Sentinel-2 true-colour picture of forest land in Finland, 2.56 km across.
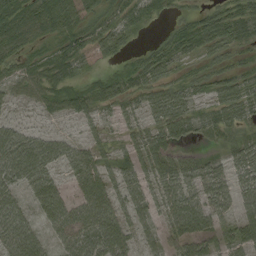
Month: September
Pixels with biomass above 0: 78%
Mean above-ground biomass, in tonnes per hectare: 48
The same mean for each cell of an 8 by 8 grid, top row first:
72 57 47 36 34 21 47 56
48 21 43 42 19 37 50 30
45 47 35 53 58 34 34 44
16 29 47 19 46 78 30 65
87 59 37 28 47 55 19 57
61 59 67 46 36 76 60 46
53 69 65 59 40 65 60 42
71 32 68 70 32 44 47 47
